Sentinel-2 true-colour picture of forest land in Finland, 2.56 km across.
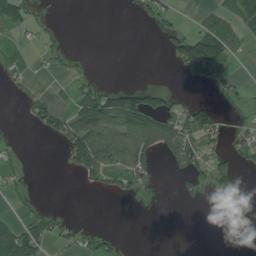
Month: July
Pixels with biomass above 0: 33%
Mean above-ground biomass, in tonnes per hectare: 36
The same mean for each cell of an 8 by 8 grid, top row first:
86 10 0 0 32 27 27 81
37 26 0 0 0 62 144 29
29 8 26 1 0 1 55 21
1 69 92 107 124 59 72 18
13 6 119 100 104 101 46 53
18 0 42 56 46 20 64 28
13 13 0 0 1 1 2 9
94 41 42 21 0 0 0 0
